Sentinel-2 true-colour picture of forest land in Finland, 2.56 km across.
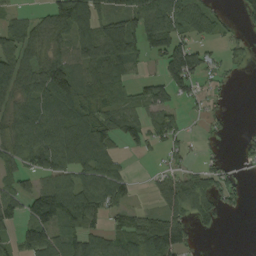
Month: August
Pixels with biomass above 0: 66%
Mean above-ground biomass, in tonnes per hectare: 65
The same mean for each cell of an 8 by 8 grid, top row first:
33 57 139 99 110 86 51 25
96 53 96 146 83 107 32 24
82 100 74 70 33 117 33 4
71 75 82 67 62 37 30 0
74 89 118 67 47 38 13 16
58 76 78 78 4 53 59 21
72 157 101 69 22 78 55 17
54 94 88 55 104 117 2 0
